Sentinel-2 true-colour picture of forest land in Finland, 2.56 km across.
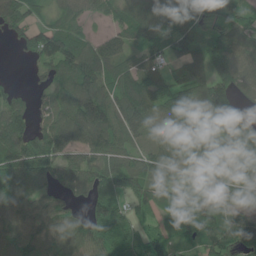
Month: June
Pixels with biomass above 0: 86%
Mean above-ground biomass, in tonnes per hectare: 89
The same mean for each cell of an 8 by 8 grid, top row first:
86 37 50 45 112 137 78 75
28 100 85 83 69 90 106 83
11 51 131 90 108 94 142 78
79 66 162 131 117 129 134 98
112 131 99 110 54 86 98 128
103 83 97 98 89 69 78 54
90 80 36 102 61 97 101 64
87 91 120 102 77 50 86 77
